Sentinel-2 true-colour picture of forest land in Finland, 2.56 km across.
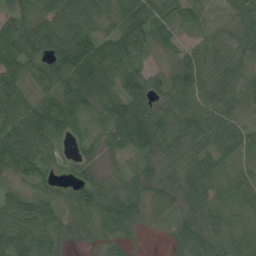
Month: August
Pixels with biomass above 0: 91%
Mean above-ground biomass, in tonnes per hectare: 50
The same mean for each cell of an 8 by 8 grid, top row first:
54 84 87 38 82 53 20 32
81 76 84 52 49 33 46 29
67 53 83 72 63 54 40 43
62 92 51 58 68 53 62 32
93 50 21 33 66 47 53 45
35 37 32 17 53 24 47 33
73 62 41 62 39 39 41 54
62 44 15 19 1 23 53 60
